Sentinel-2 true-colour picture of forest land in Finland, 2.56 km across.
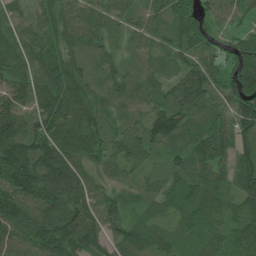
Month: July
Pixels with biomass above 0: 96%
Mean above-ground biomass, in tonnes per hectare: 80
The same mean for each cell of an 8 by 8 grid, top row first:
42 58 69 53 54 85 56 47
65 61 54 44 54 69 50 78
83 86 69 63 59 68 88 127
104 99 96 50 59 91 67 102
132 108 97 75 89 60 95 72
147 155 95 63 40 69 73 83
124 119 109 77 41 58 83 56
101 129 142 76 82 57 76 81
